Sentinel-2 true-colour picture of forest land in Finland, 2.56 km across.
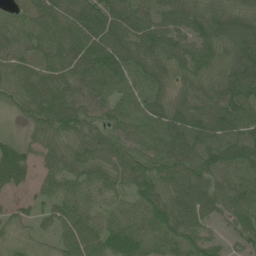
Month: June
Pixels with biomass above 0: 93%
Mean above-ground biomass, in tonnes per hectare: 74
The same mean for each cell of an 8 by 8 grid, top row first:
44 92 92 98 83 86 94 85
64 68 93 116 97 81 86 104
61 77 82 92 93 58 72 127
29 91 84 61 87 84 101 99
54 47 62 63 70 110 106 121
89 43 61 62 69 91 81 77
23 37 52 37 63 87 74 65
24 21 80 81 70 74 47 39
